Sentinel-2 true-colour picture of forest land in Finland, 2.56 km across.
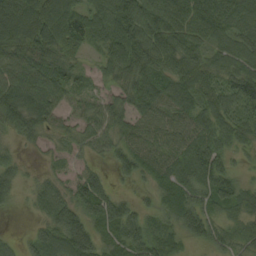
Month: August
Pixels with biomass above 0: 88%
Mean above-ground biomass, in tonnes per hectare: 73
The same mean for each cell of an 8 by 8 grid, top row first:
125 125 92 105 130 100 106 85
101 92 49 75 103 83 67 77
106 101 35 43 81 87 80 108
94 81 55 75 73 81 78 75
26 24 43 61 68 64 76 43
50 33 58 38 53 74 91 33
14 83 81 90 37 73 62 57
24 80 130 73 95 51 71 51
